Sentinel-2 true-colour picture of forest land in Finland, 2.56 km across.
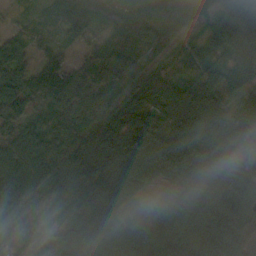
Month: October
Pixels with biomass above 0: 96%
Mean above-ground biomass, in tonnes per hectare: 101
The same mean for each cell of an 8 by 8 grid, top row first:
33 103 164 101 115 123 68 115
92 67 50 118 85 54 72 119
116 121 101 110 103 79 100 77
78 55 90 95 110 106 95 83
106 111 84 91 100 102 119 138
120 96 95 97 70 117 135 113
112 41 102 133 94 162 140 98
120 85 125 96 123 141 131 102
